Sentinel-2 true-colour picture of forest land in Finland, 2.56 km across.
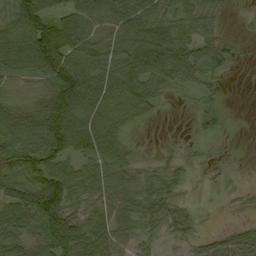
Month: September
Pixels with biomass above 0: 77%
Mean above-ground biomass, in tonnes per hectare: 52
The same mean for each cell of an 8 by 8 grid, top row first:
124 84 63 69 67 50 39 6
50 123 79 54 106 79 52 7
39 53 99 73 72 50 32 1
31 94 88 78 44 3 45 0
34 74 70 68 4 6 12 0
79 107 66 59 35 31 2 6
87 131 40 45 46 33 4 10
67 79 80 63 28 25 32 64
